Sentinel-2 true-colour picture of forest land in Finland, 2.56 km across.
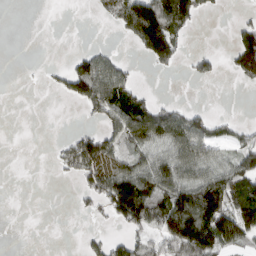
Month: March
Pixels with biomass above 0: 42%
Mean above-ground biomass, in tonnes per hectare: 59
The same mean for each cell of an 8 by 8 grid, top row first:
0 0 0 45 240 151 16 10
0 0 13 15 88 104 8 93
0 12 142 110 4 0 27 39
0 0 11 99 118 59 27 2
0 2 74 85 117 116 100 46
0 1 55 124 105 97 88 103
0 0 13 79 153 156 208 119
0 0 11 46 51 160 169 91
